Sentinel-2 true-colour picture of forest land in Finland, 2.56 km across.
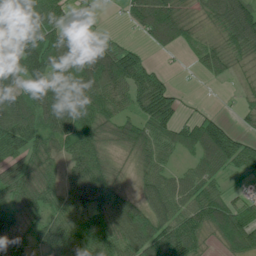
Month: July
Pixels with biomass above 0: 85%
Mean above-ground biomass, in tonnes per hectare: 77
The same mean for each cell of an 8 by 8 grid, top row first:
125 96 15 2 101 85 50 139
157 145 140 69 33 40 49 81
90 97 109 123 58 13 19 22
133 108 83 56 61 51 11 23
72 73 101 66 79 66 114 51
84 63 81 77 47 42 60 19
79 70 98 107 69 69 112 65
91 73 122 108 114 106 42 117
